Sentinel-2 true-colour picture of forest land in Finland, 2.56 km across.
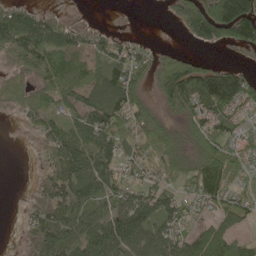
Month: May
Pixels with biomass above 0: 72%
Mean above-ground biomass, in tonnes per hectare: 70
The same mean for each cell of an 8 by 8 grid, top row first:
87 47 1 1 0 51 167 188
93 99 53 61 36 23 32 52
61 70 65 112 50 172 135 85
44 83 74 114 64 65 94 56
0 57 63 85 78 61 90 61
0 68 94 64 50 62 126 55
3 94 78 53 98 77 40 71
7 114 97 112 85 72 99 38
